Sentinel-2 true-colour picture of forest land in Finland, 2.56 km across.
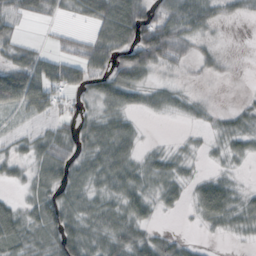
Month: October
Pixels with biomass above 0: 71%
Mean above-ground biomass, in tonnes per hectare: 34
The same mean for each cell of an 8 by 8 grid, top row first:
39 20 29 93 61 73 44 18
33 14 31 71 94 57 12 1
81 69 41 54 29 7 6 1
32 32 23 36 17 13 8 16
16 51 33 72 11 5 8 22
17 49 41 52 30 28 18 6
28 59 40 33 37 16 63 30
48 39 64 46 38 22 5 5
